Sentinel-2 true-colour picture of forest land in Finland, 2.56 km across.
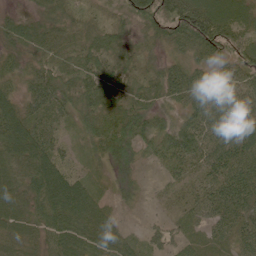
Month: June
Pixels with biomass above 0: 94%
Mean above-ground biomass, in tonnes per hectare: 57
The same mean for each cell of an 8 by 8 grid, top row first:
32 49 29 24 63 79 95 73
47 60 47 54 27 50 74 57
42 72 63 70 39 73 54 54
78 68 65 71 66 36 73 63
104 76 28 84 45 93 59 76
73 89 48 28 12 38 47 82
67 71 76 25 9 26 59 75
63 59 91 62 33 38 29 50
